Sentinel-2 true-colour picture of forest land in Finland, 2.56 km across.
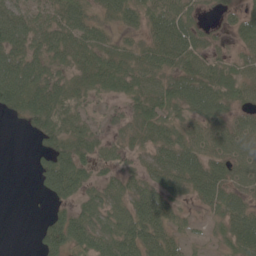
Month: June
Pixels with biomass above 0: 80%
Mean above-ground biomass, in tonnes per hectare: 50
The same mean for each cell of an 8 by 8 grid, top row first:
61 45 57 39 53 81 13 37
62 58 61 43 43 83 37 34
96 70 42 67 51 58 72 58
43 94 45 25 65 47 69 32
0 47 67 33 34 63 50 56
0 75 73 28 38 64 76 44
0 16 47 55 73 35 32 52
0 64 69 81 77 37 16 63
